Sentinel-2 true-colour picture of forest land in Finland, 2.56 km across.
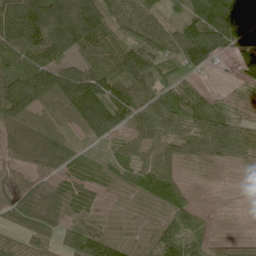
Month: June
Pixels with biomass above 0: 91%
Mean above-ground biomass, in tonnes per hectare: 72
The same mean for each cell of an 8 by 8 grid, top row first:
98 166 156 66 57 27 117 120
81 134 101 79 101 72 151 81
131 86 119 96 91 55 8 34
97 58 119 129 77 70 57 24
65 82 22 43 55 54 70 76
33 60 42 48 77 52 9 13
72 68 67 42 52 87 16 9
34 41 114 94 48 126 56 25
